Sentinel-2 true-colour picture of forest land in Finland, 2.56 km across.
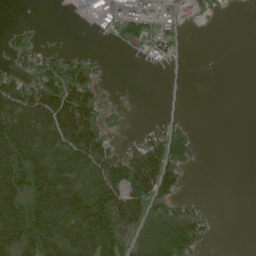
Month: June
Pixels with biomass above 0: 53%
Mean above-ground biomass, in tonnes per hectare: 79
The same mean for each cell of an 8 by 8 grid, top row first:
0 0 30 69 75 58 18 2
50 22 5 8 30 32 0 0
71 130 146 8 0 3 0 0
174 191 210 35 3 16 0 0
198 180 199 56 85 138 2 0
174 182 126 146 192 95 0 0
169 198 173 186 133 83 18 0
158 156 177 147 87 169 34 0
